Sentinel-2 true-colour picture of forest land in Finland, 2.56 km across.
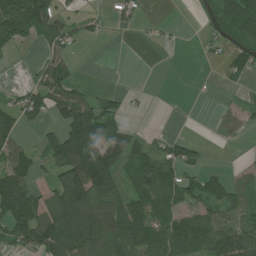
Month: July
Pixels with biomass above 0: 53%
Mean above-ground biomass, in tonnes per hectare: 58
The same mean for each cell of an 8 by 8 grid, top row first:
132 111 28 21 10 0 35 127
26 39 14 0 2 4 15 45
2 69 13 0 0 0 0 21
62 70 128 62 3 0 2 22
61 53 181 147 41 50 6 7
109 36 179 157 86 58 31 19
131 71 156 76 77 50 55 54
59 113 132 92 109 85 65 117
